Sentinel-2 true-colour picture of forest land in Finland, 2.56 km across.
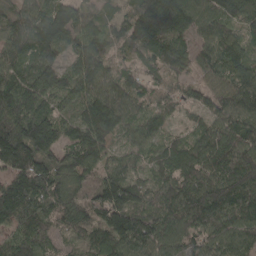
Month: April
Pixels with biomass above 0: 95%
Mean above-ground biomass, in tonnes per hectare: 104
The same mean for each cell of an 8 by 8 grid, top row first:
90 115 93 61 136 171 100 97
108 99 76 63 82 81 67 93
107 103 99 93 77 50 56 101
135 84 86 139 71 46 73 116
208 137 128 69 65 62 110 124
121 164 91 90 61 105 116 155
159 103 106 179 93 126 137 122
86 86 61 134 159 119 99 110
